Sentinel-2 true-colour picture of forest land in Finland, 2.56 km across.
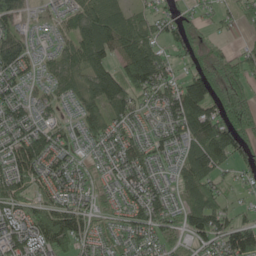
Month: May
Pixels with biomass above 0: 84%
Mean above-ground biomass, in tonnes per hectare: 77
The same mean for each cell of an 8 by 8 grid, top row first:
64 18 87 108 41 50 25 52
82 25 119 110 127 50 38 25
68 46 78 134 146 59 126 82
68 37 63 84 45 101 125 103
98 87 57 79 53 54 143 92
94 83 63 49 80 49 95 25
68 98 95 47 100 56 132 37
87 131 93 49 76 65 80 133
